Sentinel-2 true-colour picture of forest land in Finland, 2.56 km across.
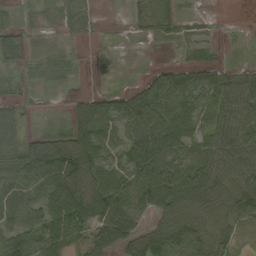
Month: September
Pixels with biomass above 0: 72%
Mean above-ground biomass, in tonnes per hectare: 45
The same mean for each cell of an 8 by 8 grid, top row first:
7 8 40 0 38 28 3 0
51 3 1 0 2 5 11 1
13 6 1 0 27 73 53 46
24 1 42 49 83 74 48 72
47 59 70 26 70 59 51 71
66 73 77 58 72 68 71 80
57 65 76 83 54 87 76 74
67 72 47 62 70 73 77 21
